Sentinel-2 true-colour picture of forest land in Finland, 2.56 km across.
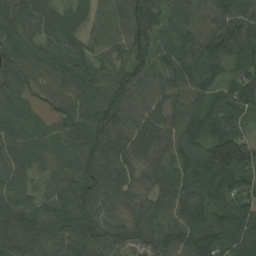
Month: August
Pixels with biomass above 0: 98%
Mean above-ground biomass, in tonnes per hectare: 86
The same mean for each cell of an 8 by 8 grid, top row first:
78 67 52 70 92 50 76 99
85 66 53 54 62 64 98 107
92 80 96 87 74 87 63 97
85 54 86 108 85 81 100 93
93 86 98 98 88 93 109 131
79 51 83 79 70 93 109 115
100 79 104 72 74 84 99 100
102 112 99 80 67 84 128 135
